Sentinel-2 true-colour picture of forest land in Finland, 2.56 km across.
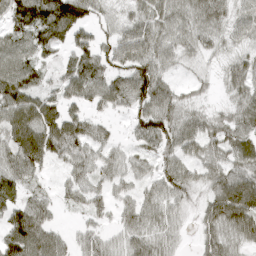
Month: April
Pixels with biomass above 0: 85%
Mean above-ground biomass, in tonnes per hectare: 54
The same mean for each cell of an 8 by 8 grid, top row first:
76 109 72 31 61 58 62 47
69 62 53 55 75 52 35 33
90 28 80 60 91 24 13 50
91 70 38 33 71 63 26 49
82 89 65 33 42 61 53 63
66 18 47 45 37 60 45 64
61 35 27 33 57 41 44 95
87 66 31 34 57 29 42 44
